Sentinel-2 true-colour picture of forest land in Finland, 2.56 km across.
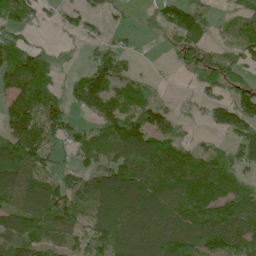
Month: June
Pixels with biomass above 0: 73%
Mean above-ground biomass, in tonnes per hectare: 84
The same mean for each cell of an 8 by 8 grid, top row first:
86 18 38 17 9 111 47 40
82 18 8 47 4 51 43 55
115 67 71 113 26 4 57 59
148 112 59 116 87 33 49 109
149 91 74 96 138 92 20 65
111 88 75 121 139 130 144 54
97 120 75 139 128 123 135 103
104 80 70 141 128 161 136 137
